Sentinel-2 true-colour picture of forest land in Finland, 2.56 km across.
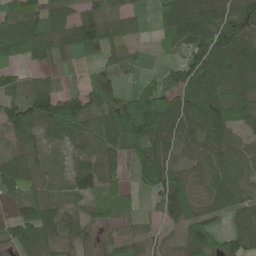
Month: June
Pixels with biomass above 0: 79%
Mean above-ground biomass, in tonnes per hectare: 75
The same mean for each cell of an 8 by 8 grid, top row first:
71 72 77 82 28 164 126 138
98 88 84 82 15 42 131 132
46 43 17 49 17 72 100 96
89 124 95 88 114 114 122 83
64 44 63 76 104 93 107 63
97 53 73 46 69 85 57 70
40 96 36 53 13 110 41 70
89 84 36 28 40 24 97 93
